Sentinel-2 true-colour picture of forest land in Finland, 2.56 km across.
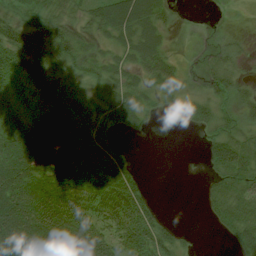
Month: July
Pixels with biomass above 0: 74%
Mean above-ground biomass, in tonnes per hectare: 44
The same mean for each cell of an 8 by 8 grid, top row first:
27 42 29 80 78 10 2 2
70 54 35 26 61 6 21 17
28 51 25 31 27 26 40 29
18 42 56 53 36 21 40 38
75 67 71 46 0 0 38 50
78 60 52 71 15 0 28 53
85 96 83 77 54 0 23 47
108 100 106 67 76 40 0 51
